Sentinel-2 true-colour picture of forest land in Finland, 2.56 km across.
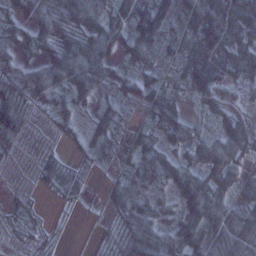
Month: January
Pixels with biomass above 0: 87%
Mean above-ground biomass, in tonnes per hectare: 49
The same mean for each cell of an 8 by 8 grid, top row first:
45 69 81 58 90 73 94 93
43 52 87 64 72 53 101 83
66 76 74 43 38 35 101 46
97 26 27 31 23 48 29 33
44 8 22 25 36 41 47 62
5 38 27 18 61 57 57 40
12 5 8 32 55 34 79 63
7 11 1 26 73 61 63 79
